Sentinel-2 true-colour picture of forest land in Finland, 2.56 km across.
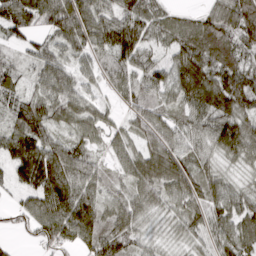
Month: March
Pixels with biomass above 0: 93%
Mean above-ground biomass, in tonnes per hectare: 69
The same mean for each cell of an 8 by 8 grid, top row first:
109 97 117 72 91 34 54 112
23 41 60 105 73 64 85 74
38 63 39 39 57 83 117 100
70 72 58 28 62 51 93 99
114 94 54 45 54 57 60 112
57 143 74 40 92 91 73 31
21 87 122 54 60 44 75 66
10 55 84 94 36 33 40 79
